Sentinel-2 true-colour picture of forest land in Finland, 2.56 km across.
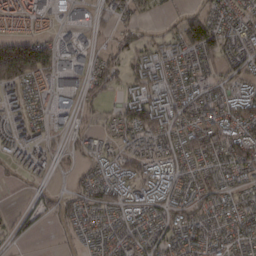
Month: February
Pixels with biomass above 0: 76%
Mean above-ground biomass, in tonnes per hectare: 53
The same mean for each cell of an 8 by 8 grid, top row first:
79 47 33 47 37 25 60 48
136 89 53 26 48 57 112 50
125 68 45 49 79 57 42 49
45 44 34 28 131 69 50 88
48 29 32 36 61 56 80 91
15 27 21 55 64 54 48 46
11 31 63 55 61 52 47 45
18 3 29 47 54 53 59 48
